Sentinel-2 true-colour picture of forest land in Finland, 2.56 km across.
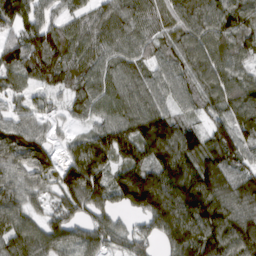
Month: March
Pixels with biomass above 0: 93%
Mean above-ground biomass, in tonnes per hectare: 97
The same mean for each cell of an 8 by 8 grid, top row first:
104 67 72 83 76 92 104 125
88 133 86 68 63 93 106 100
64 82 77 78 83 92 98 94
60 50 59 74 109 68 77 119
103 62 82 126 125 147 88 89
76 78 169 93 156 145 134 97
88 50 96 70 134 185 138 120
105 95 86 74 72 133 142 133
